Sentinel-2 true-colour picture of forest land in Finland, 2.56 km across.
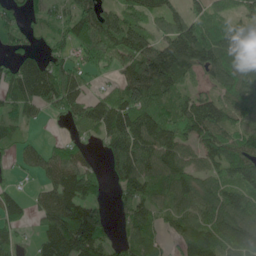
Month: June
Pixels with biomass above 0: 80%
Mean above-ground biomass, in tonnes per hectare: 76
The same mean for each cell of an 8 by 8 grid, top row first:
33 24 94 96 86 63 71 49
34 29 59 85 107 145 110 77
79 121 54 24 146 99 36 97
43 27 69 110 93 70 111 90
38 25 38 81 114 97 92 87
18 63 116 41 85 101 64 110
56 85 131 31 62 71 94 119
42 85 136 38 75 43 95 132
